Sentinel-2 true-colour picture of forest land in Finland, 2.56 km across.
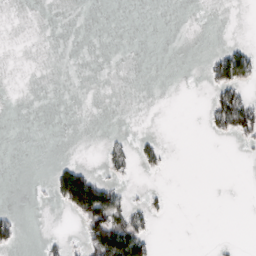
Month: March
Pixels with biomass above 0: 12%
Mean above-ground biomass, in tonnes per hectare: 13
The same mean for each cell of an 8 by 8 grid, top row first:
0 0 0 0 0 0 0 0
0 0 0 0 0 0 2 32
0 0 0 0 0 0 21 78
0 0 0 0 0 0 22 80
0 0 0 13 21 0 1 9
0 10 83 17 6 0 0 0
5 2 79 94 25 0 0 0
25 10 13 104 50 0 0 2
